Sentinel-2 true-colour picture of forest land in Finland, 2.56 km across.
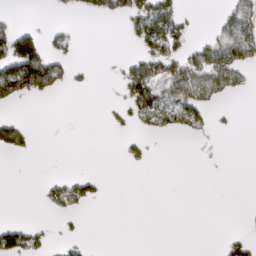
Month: March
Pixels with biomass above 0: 21%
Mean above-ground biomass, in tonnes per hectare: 20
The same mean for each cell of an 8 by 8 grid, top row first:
9 1 6 20 65 56 1 55
107 40 6 0 33 46 41 58
98 78 5 2 69 77 59 20
2 0 0 6 47 45 22 1
39 0 0 0 8 0 0 0
0 5 21 0 0 0 0 0
0 11 18 0 0 0 0 0
45 14 12 0 0 0 0 20
